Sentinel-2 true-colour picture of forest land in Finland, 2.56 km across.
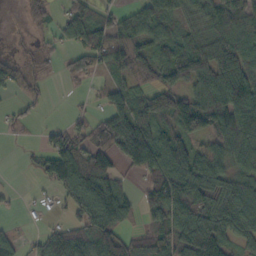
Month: October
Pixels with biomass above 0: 72%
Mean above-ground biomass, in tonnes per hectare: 73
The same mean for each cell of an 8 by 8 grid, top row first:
3 38 84 42 65 54 68 75
9 25 82 96 61 96 77 103
65 20 36 35 41 93 97 125
24 8 16 81 94 112 132 103
7 45 61 120 162 111 64 103
1 60 134 69 43 131 129 81
10 13 102 117 38 107 138 117
35 63 100 93 69 100 127 59
